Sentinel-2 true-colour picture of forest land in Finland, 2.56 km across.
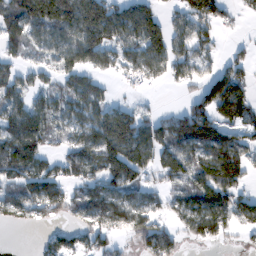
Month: February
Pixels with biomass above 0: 71%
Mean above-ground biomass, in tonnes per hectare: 87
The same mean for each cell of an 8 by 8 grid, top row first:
110 180 160 125 124 55 100 27
59 74 141 108 120 83 60 22
69 45 84 31 51 50 85 92
95 100 83 109 46 43 108 137
134 57 90 173 135 105 136 98
103 95 79 118 69 93 132 98
92 79 75 124 85 60 118 98
0 35 49 56 87 53 68 18
